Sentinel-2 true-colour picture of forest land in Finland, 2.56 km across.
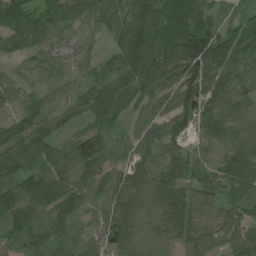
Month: July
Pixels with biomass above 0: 92%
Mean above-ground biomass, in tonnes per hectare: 75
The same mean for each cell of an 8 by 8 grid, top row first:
95 64 64 76 87 62 51 31
67 53 49 39 114 116 158 75
40 36 42 46 85 114 117 91
56 84 82 77 63 117 82 70
126 107 122 49 68 77 45 80
107 95 75 70 80 83 56 97
120 87 67 102 53 99 27 60
46 60 55 57 54 37 59 53
